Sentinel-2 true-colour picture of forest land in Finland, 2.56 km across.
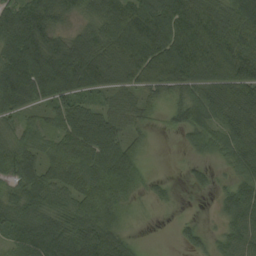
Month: August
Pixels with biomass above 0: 86%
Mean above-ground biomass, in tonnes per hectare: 70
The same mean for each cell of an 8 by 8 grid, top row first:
84 83 41 89 108 114 108 87
103 100 96 97 132 105 114 96
122 129 109 77 79 83 93 102
63 44 70 58 32 49 77 91
55 42 86 78 17 5 49 68
64 69 77 91 24 3 22 45
69 72 68 49 7 9 2 84
55 113 109 93 5 13 24 71
